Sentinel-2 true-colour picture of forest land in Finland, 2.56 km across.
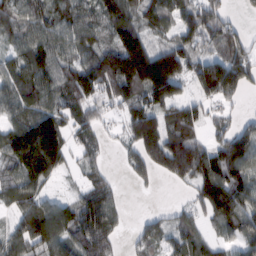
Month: February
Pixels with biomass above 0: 81%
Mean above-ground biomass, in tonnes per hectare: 103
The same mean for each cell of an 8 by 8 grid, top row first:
95 99 102 122 92 87 120 24
73 117 97 125 166 116 70 101
104 116 150 155 238 164 172 150
83 128 89 39 138 92 47 23
149 248 54 17 171 159 90 138
100 102 32 28 63 99 163 133
70 94 105 82 5 30 125 147
89 132 115 68 75 68 62 92
